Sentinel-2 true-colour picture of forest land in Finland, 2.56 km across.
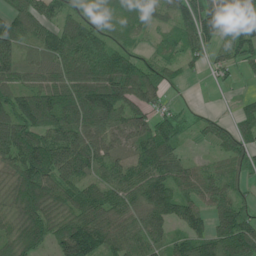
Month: June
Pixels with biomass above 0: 88%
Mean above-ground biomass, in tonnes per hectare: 79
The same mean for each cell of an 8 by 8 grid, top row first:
65 49 52 41 37 69 120 90
70 69 118 88 24 66 49 76
67 61 102 132 99 24 10 17
115 137 141 118 67 32 9 45
127 130 119 70 90 69 26 67
88 149 97 70 98 79 57 44
73 98 91 89 85 90 52 60
86 74 175 79 72 62 85 125
